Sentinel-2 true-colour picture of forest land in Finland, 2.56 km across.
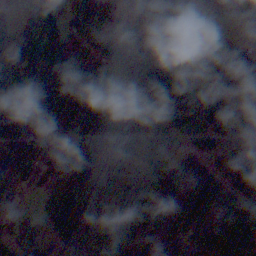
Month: November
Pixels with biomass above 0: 88%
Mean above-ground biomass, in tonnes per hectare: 100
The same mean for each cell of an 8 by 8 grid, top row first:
19 66 92 119 67 160 16 0
94 119 90 121 101 88 110 72
113 152 105 87 137 152 124 114
116 115 97 150 140 120 163 58
113 64 130 121 108 65 76 94
41 79 105 98 73 91 106 158
42 68 117 105 140 113 115 96
74 67 84 103 134 96 145 107
